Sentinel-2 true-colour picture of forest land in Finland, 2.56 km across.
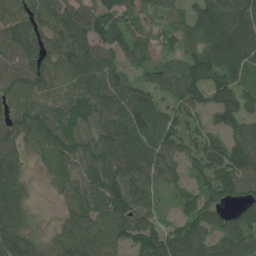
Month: July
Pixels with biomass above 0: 88%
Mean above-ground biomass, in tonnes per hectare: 88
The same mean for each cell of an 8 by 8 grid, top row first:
64 74 98 103 60 72 111 103
98 85 90 95 76 63 110 119
74 54 70 87 57 93 138 86
65 70 103 91 114 82 86 122
84 96 91 106 111 106 120 105
62 46 73 98 106 54 119 133
77 3 85 111 82 51 94 60
94 48 102 86 112 109 85 97
